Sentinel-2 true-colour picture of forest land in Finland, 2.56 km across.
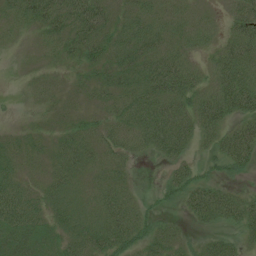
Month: July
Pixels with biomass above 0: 78%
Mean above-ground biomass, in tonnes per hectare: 37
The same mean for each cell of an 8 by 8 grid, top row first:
34 60 69 42 43 28 12 47
6 19 51 45 56 34 19 52
1 11 16 40 63 72 26 59
3 13 19 32 62 57 57 50
23 21 41 32 31 56 23 68
34 28 33 34 0 36 20 15
68 39 36 50 20 15 69 50
54 37 44 59 43 30 21 23
